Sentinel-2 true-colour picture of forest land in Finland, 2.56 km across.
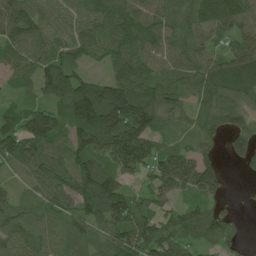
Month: June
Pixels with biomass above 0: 88%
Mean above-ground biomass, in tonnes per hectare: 81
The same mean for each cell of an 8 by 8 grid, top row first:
112 76 72 103 92 83 78 77
82 77 78 89 94 77 50 59
37 81 75 88 89 57 77 96
42 64 130 184 170 63 70 70
98 92 91 154 147 47 49 74
21 102 97 93 60 148 100 15
57 63 67 132 81 57 58 11
62 59 50 77 133 86 57 34
